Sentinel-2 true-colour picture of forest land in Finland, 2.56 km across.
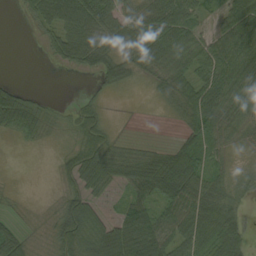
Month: September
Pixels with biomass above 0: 73%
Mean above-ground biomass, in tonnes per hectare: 40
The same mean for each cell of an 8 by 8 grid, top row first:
4 58 82 53 44 69 19 68
0 21 71 38 71 70 46 71
5 0 3 34 19 51 52 84
70 17 25 3 1 18 66 55
8 14 27 22 8 25 49 20
1 5 47 41 76 104 53 24
7 11 60 13 53 72 65 26
50 22 63 66 94 61 55 51
